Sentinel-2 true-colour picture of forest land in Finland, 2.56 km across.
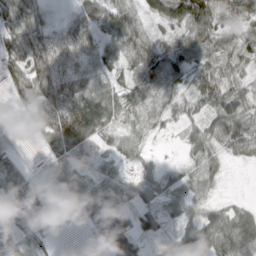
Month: March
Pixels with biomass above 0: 84%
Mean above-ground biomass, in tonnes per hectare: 46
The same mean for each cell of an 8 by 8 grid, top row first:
52 20 35 60 33 57 86 89
47 58 49 48 52 51 62 62
34 63 51 36 57 38 73 43
9 67 113 63 50 33 50 63
1 39 69 33 28 8 59 76
39 18 44 43 32 34 47 1
38 9 38 102 40 33 37 33
18 8 0 66 46 40 68 88
